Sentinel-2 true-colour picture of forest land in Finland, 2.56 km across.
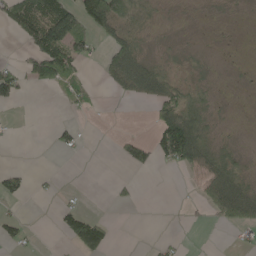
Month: May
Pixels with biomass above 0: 36%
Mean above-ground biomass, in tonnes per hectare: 33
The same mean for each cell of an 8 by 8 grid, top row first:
79 129 108 140 28 3 2 2
7 170 73 59 18 7 2 1
71 60 41 43 91 35 6 1
1 0 13 0 1 85 20 0
1 5 19 5 44 181 38 8
42 4 0 5 2 3 67 36
4 0 31 5 0 0 44 95
32 0 99 29 1 11 0 10
